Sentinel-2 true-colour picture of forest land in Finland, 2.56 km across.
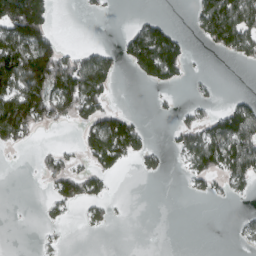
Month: March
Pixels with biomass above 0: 37%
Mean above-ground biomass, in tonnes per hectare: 56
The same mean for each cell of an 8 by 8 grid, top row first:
218 92 5 3 19 1 123 127
180 120 30 22 160 107 25 88
173 196 161 51 48 43 9 0
195 104 85 66 4 19 31 98
43 8 42 142 44 36 123 128
0 47 71 31 15 2 58 80
0 18 28 18 0 0 0 4
0 8 0 0 0 0 0 13
